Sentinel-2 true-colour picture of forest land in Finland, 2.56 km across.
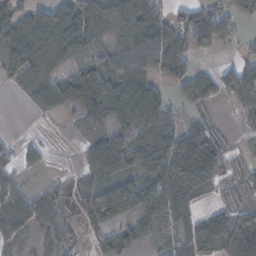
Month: November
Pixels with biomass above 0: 73%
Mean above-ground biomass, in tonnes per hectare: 51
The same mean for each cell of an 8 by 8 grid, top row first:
51 80 85 91 103 35 71 45
71 103 49 40 70 73 55 20
33 61 73 63 64 54 51 90
0 21 46 75 80 22 24 28
15 9 19 68 65 89 83 15
19 6 21 68 53 93 57 36
44 38 32 101 62 74 18 35
19 27 17 40 23 37 82 67
